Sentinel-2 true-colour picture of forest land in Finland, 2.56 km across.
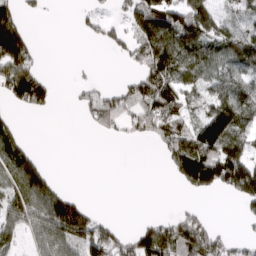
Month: March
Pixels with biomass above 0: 53%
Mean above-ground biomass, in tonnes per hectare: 80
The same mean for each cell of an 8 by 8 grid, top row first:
80 9 23 38 134 130 110 70
158 1 0 26 139 151 101 137
183 56 17 6 106 111 72 96
32 27 39 134 126 97 91 138
82 0 0 9 19 125 171 99
109 55 0 0 0 59 171 208
136 181 102 0 0 15 9 32
75 127 150 115 127 148 99 35
